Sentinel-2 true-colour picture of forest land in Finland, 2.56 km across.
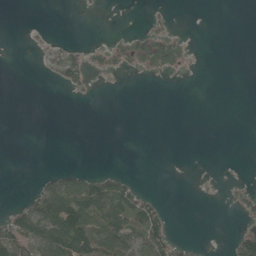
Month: May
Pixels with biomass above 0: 21%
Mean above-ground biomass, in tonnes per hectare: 21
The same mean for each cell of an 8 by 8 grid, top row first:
0 0 0 0 5 5 0 0
0 4 11 20 42 33 0 0
0 6 29 2 4 2 0 0
0 0 0 0 0 0 0 0
0 0 0 0 0 0 0 0
0 23 39 36 1 0 0 2
29 115 117 88 74 0 0 29
92 101 149 112 83 34 2 57
